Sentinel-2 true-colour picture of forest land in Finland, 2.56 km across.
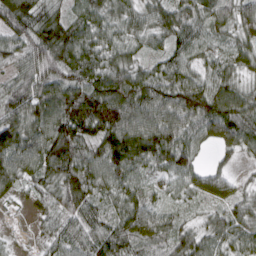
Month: March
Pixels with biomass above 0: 94%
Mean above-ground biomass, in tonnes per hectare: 65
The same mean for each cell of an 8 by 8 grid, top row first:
108 80 50 57 50 72 62 66
48 95 79 55 34 57 40 49
46 67 66 81 69 67 57 48
69 83 109 121 92 84 96 85
99 98 88 119 117 96 41 65
67 68 91 71 37 56 54 18
9 33 73 43 62 28 32 42
7 32 61 84 66 51 46 49
